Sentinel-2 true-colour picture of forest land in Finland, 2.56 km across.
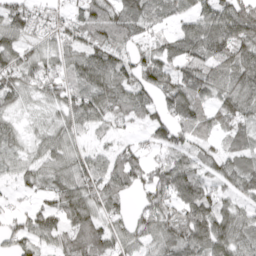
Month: April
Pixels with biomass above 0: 86%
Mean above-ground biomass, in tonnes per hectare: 72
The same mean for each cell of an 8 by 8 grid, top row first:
79 35 56 81 93 53 89 121
84 44 69 81 50 84 114 112
71 61 71 89 91 90 95 108
38 33 86 66 53 106 60 92
41 63 40 31 31 63 36 64
45 59 87 85 67 103 53 96
20 60 100 49 55 78 96 55
67 61 83 69 67 109 115 85
